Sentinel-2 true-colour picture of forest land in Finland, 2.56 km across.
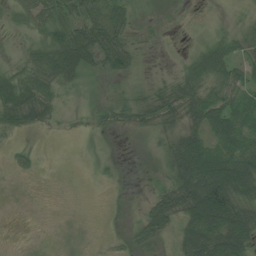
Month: July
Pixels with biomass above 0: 68%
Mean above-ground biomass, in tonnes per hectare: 40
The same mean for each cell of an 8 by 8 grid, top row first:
39 65 58 72 7 4 4 11
10 82 95 68 15 3 48 38
69 69 44 20 14 41 62 46
82 51 15 31 47 50 76 66
10 1 1 2 4 63 72 68
10 0 0 5 2 63 130 111
0 0 0 2 22 70 159 92
0 1 5 6 43 36 109 94
